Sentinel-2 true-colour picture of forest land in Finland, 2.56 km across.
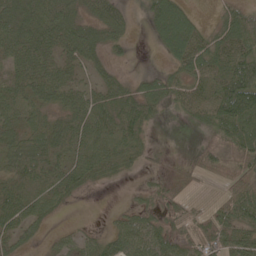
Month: May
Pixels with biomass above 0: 79%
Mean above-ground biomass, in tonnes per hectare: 49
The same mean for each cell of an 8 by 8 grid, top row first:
64 82 46 57 26 83 8 48
64 62 71 34 1 73 61 70
46 66 34 37 30 41 59 99
41 44 70 69 63 21 74 97
57 84 68 68 34 2 32 68
67 74 63 31 12 28 24 50
75 48 2 6 29 33 26 63
43 14 32 48 67 43 55 57
